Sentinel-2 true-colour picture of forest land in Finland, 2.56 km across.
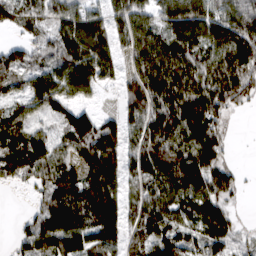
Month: March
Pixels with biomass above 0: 86%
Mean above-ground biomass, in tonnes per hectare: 104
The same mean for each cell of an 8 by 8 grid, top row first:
95 90 97 97 87 133 126 134
75 90 142 96 118 105 107 150
90 105 124 51 137 134 117 145
64 67 89 38 138 158 148 22
136 100 118 131 119 112 147 4
84 112 107 127 109 126 129 39
0 112 136 153 120 110 122 16
48 119 120 117 103 106 115 63
